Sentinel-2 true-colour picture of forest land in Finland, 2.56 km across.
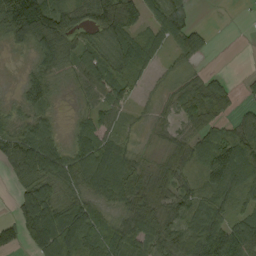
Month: August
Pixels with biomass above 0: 80%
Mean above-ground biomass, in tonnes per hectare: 67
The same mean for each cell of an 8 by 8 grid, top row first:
139 143 89 168 73 91 0 1
32 107 71 89 82 56 24 0
10 72 60 77 28 22 52 12
32 42 24 61 10 53 122 39
84 85 57 60 8 42 82 104
44 87 95 111 69 67 72 84
39 91 70 43 94 64 81 47
41 109 91 85 86 71 118 132
